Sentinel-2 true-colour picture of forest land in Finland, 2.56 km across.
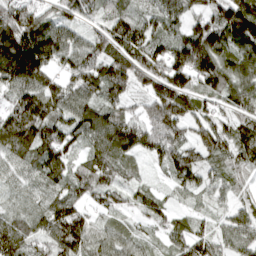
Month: April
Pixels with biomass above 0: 94%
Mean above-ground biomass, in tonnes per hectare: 99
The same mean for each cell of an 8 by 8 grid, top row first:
134 75 74 80 63 91 115 169
207 165 86 99 136 111 172 113
136 87 119 156 115 136 132 108
139 133 96 94 81 164 74 84
125 130 62 127 119 117 123 117
51 89 92 85 25 88 68 43
36 86 73 70 59 36 32 52
111 88 132 75 43 63 84 67
